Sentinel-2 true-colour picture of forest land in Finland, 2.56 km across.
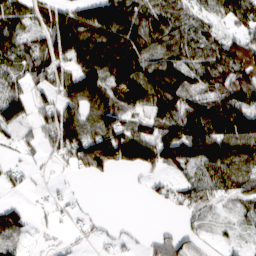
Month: March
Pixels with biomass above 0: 74%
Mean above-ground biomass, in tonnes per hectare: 74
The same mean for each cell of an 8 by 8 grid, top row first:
77 74 97 152 95 79 47 74
68 100 138 140 103 102 89 92
47 88 139 102 149 93 98 113
81 66 103 104 58 107 126 112
27 40 143 173 126 137 136 123
25 6 27 23 36 37 77 93
37 30 14 0 2 33 40 40
38 6 14 23 21 61 12 19
